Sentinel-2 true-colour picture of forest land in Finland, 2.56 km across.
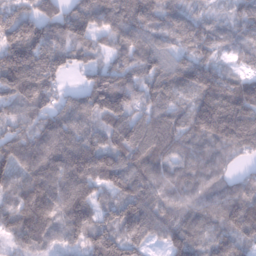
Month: January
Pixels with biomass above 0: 94%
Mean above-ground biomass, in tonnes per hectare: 129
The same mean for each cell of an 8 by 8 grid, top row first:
119 118 134 144 103 86 44 70
180 164 90 81 113 72 87 62
212 151 30 153 97 116 142 98
99 120 129 174 90 96 182 200
170 182 161 130 144 111 122 142
126 185 200 174 145 113 116 56
152 205 183 109 162 114 119 170
110 122 123 177 109 114 117 126
